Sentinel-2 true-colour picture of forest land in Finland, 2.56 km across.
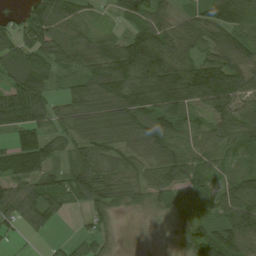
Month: August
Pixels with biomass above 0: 87%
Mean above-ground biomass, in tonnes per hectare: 71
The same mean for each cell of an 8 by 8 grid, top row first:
23 131 58 20 63 42 83 97
97 99 98 75 122 77 53 78
91 64 58 112 102 118 140 84
102 66 74 91 89 83 64 81
62 62 60 61 75 85 67 67
81 67 108 71 50 87 53 57
85 82 25 60 19 39 43 119
16 13 37 27 4 31 88 95
